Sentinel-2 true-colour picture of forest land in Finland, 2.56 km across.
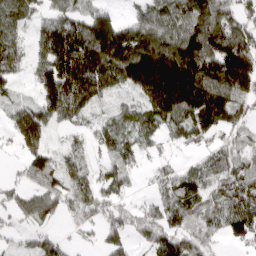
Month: April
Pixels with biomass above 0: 79%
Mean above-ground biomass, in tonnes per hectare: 102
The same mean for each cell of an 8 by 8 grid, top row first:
98 65 100 75 90 122 147 105
85 126 187 219 211 182 165 176
49 128 192 86 226 252 167 198
74 104 78 36 87 133 188 88
52 68 29 99 58 45 55 82
27 126 89 108 21 67 91 145
68 84 92 76 59 74 91 127
33 61 19 74 55 106 67 64
